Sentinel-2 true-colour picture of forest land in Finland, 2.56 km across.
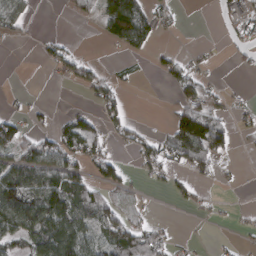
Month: March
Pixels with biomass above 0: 42%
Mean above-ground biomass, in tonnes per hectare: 42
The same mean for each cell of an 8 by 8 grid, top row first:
58 0 19 140 92 19 2 33
7 21 9 17 41 10 7 19
0 5 40 26 2 41 18 1
16 7 25 37 0 48 68 19
69 61 74 18 39 77 114 6
109 90 56 55 19 21 20 5
141 141 100 59 10 9 10 8
72 151 121 76 73 13 4 8
